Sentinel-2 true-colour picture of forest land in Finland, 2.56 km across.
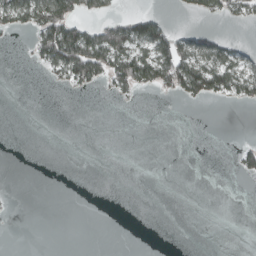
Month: March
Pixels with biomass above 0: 21%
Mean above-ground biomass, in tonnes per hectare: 21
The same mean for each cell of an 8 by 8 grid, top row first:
58 95 38 26 43 3 23 29
1 85 123 114 64 84 59 24
0 10 56 55 66 95 92 68
0 0 0 0 0 0 0 0
0 0 0 0 0 0 0 13
0 0 0 0 0 0 0 13
1 0 0 0 0 0 0 0
0 0 0 0 0 0 0 0
